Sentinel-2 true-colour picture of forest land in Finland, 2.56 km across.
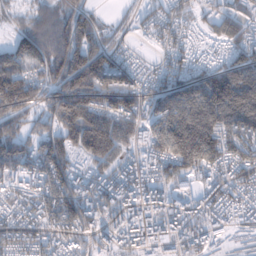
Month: January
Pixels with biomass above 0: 89%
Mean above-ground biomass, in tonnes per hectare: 126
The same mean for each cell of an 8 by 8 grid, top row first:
37 96 94 17 50 71 52 83
97 172 144 89 36 83 25 101
141 104 161 174 90 121 140 182
103 95 195 181 120 161 206 227
123 111 137 170 130 200 180 167
116 180 128 142 158 126 119 107
148 158 154 124 203 145 122 110
100 114 101 112 189 166 137 21
